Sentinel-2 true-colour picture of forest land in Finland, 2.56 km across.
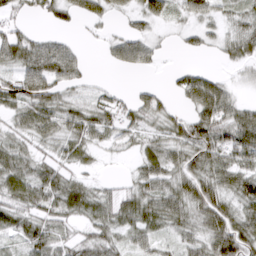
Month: March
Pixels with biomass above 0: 76%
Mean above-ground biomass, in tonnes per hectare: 43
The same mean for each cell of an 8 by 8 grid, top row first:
26 31 37 25 39 21 35 35
71 61 17 27 45 9 20 46
49 72 33 2 2 22 44 11
39 60 46 44 48 19 74 45
35 31 47 27 30 49 77 88
58 59 22 8 48 51 64 72
53 53 52 50 62 58 68 54
27 53 40 39 40 29 59 80
